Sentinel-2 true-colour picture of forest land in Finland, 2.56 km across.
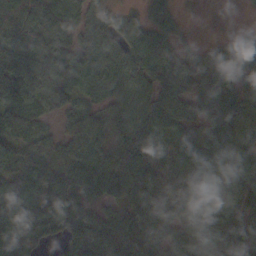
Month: October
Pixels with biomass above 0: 91%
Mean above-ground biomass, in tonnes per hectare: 87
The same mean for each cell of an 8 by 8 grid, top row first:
112 95 66 56 54 46 4 4
116 121 79 103 112 76 43 77
171 120 54 71 72 92 86 60
110 52 52 72 84 87 111 102
89 65 66 89 112 64 89 105
93 114 98 107 100 87 85 108
108 131 88 53 108 90 76 70
134 45 111 78 119 101 99 107
